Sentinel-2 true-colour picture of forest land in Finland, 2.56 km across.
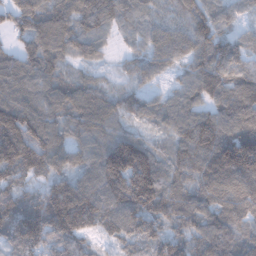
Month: January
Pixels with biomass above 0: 96%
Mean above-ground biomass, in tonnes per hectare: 111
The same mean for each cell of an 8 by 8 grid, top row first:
114 135 110 107 74 80 112 56
73 123 101 33 75 101 123 92
116 102 62 34 60 51 144 106
156 106 103 87 74 96 95 123
177 139 76 136 95 83 150 182
82 90 91 192 238 102 125 167
129 166 189 129 175 105 97 97
103 164 108 64 108 97 118 97
